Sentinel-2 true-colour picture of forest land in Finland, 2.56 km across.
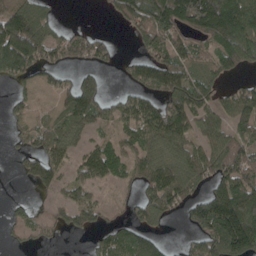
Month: April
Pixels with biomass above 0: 65%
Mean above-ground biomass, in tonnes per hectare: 95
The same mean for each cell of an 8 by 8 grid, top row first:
145 65 0 43 169 182 235 213
215 128 104 46 67 98 71 134
88 44 79 4 105 140 64 40
48 44 142 63 137 150 103 138
38 108 70 66 119 123 96 113
17 111 66 69 107 136 105 142
34 37 110 22 91 64 181 215
23 33 7 60 79 13 125 200
